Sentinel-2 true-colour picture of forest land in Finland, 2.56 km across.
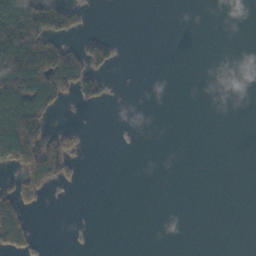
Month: October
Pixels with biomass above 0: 20%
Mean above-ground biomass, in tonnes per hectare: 27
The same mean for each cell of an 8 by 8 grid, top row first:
128 107 28 0 0 0 0 0
138 89 43 34 0 0 0 0
162 146 83 11 0 0 0 0
174 78 1 0 0 0 0 0
147 81 19 0 0 0 0 0
34 73 8 0 0 0 0 0
79 3 0 0 0 0 0 0
73 3 0 0 0 0 0 0
